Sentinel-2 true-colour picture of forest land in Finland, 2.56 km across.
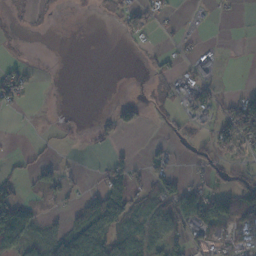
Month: November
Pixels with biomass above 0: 38%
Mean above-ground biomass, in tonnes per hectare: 32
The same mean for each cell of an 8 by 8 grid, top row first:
6 5 1 16 48 6 3 3
2 0 0 0 13 11 15 1
55 1 0 0 6 50 41 0
9 1 0 22 17 19 38 111
1 8 4 18 8 16 41 76
32 39 11 72 33 45 34 46
95 10 56 102 27 72 86 107
64 61 118 62 42 43 58 38
